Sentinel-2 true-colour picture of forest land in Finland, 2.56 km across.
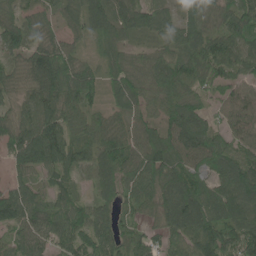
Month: June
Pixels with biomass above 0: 92%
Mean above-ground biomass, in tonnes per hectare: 83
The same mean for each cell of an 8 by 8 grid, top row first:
62 34 68 87 88 46 69 82
65 88 35 65 42 84 102 87
52 129 99 59 91 123 87 59
56 100 86 53 67 110 65 84
86 160 78 102 107 117 126 77
42 48 41 83 107 115 80 118
99 74 70 60 56 139 115 103
53 71 75 85 67 68 120 125
